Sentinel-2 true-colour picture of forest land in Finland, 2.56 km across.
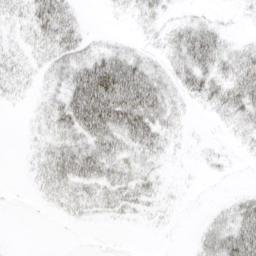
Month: April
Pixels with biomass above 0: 54%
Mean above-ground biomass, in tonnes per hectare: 23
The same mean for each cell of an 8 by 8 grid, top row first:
15 59 15 2 15 9 10 4
10 26 31 18 9 30 64 21
15 14 62 90 60 27 39 49
1 24 80 87 66 17 11 33
0 21 42 42 41 6 6 7
0 29 45 30 22 2 5 1
1 6 17 18 14 6 4 30
0 0 0 0 0 0 24 72
